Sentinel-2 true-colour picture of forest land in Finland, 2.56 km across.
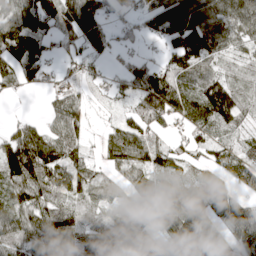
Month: April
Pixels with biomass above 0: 84%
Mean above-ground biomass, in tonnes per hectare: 69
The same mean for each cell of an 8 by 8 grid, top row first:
72 96 139 40 63 135 126 89
109 51 72 56 22 85 126 43
59 32 36 22 111 92 70 28
6 31 47 10 104 82 109 59
104 83 55 57 78 26 41 32
99 99 88 26 49 80 81 61
85 74 48 29 22 102 104 62
81 88 73 72 45 83 123 65
